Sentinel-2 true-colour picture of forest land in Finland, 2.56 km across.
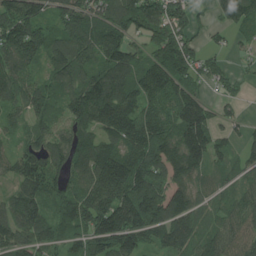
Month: July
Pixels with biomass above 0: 88%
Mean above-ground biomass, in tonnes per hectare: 124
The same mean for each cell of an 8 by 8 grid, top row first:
153 81 137 141 192 136 43 157
181 124 124 153 76 147 54 34
129 84 120 162 143 148 71 38
70 109 149 221 136 158 124 42
57 112 124 127 171 165 177 51
97 134 119 253 169 122 67 58
115 91 157 219 216 139 67 102
110 99 92 209 126 120 104 110
